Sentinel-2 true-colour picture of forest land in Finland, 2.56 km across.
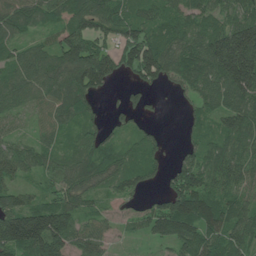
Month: June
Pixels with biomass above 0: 85%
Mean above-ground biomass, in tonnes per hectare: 78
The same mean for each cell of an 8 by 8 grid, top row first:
88 63 91 100 71 77 77 84
55 62 143 64 139 96 113 202
67 76 122 52 70 62 90 166
41 54 82 21 33 5 66 101
42 48 60 54 52 8 74 83
59 46 73 65 64 72 93 94
109 104 66 21 40 137 125 89
142 155 75 34 24 91 96 85
